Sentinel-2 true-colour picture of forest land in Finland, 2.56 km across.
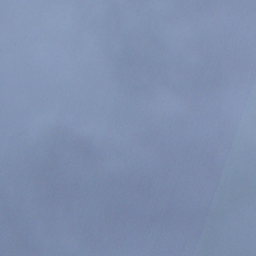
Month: December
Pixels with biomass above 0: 73%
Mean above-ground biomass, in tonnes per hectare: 97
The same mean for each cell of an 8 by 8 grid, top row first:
1 3 58 91 88 92 110 91
3 0 6 110 111 78 71 57
0 0 0 55 158 159 128 94
2 83 38 21 125 141 123 113
154 165 187 138 172 67 105 69
208 227 128 108 139 58 55 39
191 159 115 148 144 99 61 71
233 130 121 105 116 149 95 71
